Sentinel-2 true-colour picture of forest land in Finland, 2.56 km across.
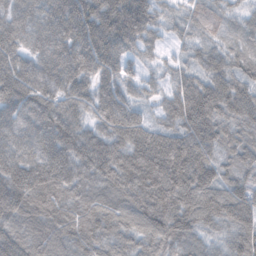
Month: November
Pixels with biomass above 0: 97%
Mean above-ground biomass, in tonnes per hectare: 119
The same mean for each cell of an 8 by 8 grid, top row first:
105 138 183 171 145 51 65 47
112 123 147 154 75 31 65 65
159 123 128 106 62 69 107 97
142 136 94 146 49 117 153 129
139 155 144 126 157 147 134 105
161 155 120 134 159 182 127 97
133 121 108 103 141 156 129 148
122 116 112 99 98 104 61 114
